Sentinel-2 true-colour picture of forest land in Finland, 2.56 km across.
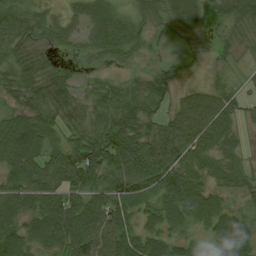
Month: August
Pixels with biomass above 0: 89%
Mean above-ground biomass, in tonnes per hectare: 54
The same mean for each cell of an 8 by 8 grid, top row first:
59 31 38 47 49 69 38 71
57 41 25 68 36 10 19 27
56 65 29 30 34 28 19 14
43 64 51 81 56 50 83 39
90 49 73 108 78 76 57 26
61 73 90 86 87 72 30 37
69 75 71 73 31 66 61 26
69 74 84 73 60 41 42 53
